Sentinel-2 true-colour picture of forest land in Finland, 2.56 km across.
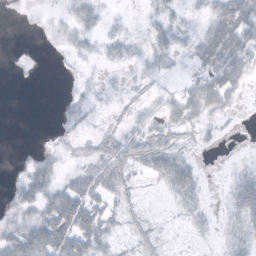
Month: October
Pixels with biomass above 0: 53%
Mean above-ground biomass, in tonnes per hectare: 17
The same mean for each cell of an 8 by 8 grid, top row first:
1 5 20 3 5 9 16 52
0 2 10 14 8 13 47 53
1 0 4 2 7 6 40 32
0 0 9 6 8 34 35 5
0 2 9 22 27 15 5 0
6 25 21 30 10 38 1 15
20 40 65 14 4 8 6 36
47 74 56 15 10 1 3 19
